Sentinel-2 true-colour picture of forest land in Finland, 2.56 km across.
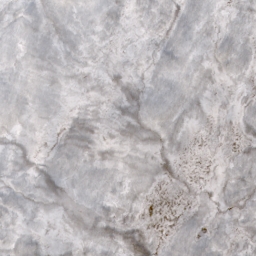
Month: October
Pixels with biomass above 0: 64%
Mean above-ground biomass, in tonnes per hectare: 7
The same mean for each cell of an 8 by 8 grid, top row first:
9 17 10 10 5 11 6 5
9 10 10 4 2 11 6 9
9 9 5 5 6 10 4 3
11 7 7 6 13 13 2 4
5 3 16 8 10 5 1 4
8 16 10 9 7 4 0 7
11 6 4 7 2 0 2 6
12 5 6 9 12 5 6 2
